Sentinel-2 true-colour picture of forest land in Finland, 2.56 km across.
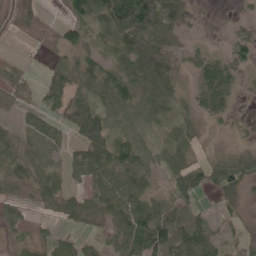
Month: May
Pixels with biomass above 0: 74%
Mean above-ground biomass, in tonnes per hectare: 42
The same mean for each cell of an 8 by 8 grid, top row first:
26 1 40 103 134 63 3 8
1 9 46 35 89 29 11 30
27 38 39 52 68 36 70 18
10 33 72 50 34 27 47 4
56 31 69 79 45 40 3 8
42 33 43 63 54 48 50 53
24 21 48 61 70 56 13 16
16 34 38 42 122 92 59 24
